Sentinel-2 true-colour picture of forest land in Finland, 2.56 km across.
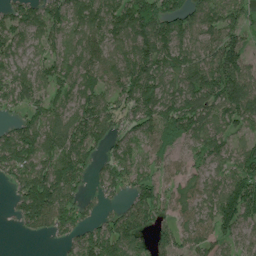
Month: July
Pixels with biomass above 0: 85%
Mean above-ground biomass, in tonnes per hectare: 87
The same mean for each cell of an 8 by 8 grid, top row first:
78 103 94 114 180 114 98 71
77 61 98 85 137 102 86 89
94 86 73 89 134 91 141 143
42 79 85 78 99 124 103 128
116 95 116 61 58 62 90 49
75 134 92 76 57 42 65 113
54 149 65 24 104 57 66 144
4 23 73 113 59 65 64 56
